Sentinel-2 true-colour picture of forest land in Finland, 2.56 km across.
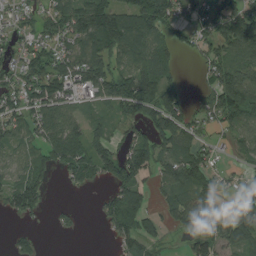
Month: August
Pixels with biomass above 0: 72%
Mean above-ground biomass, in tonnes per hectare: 67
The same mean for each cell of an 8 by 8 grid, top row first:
34 57 103 112 111 60 100 94
41 55 86 93 91 49 57 97
54 100 81 92 107 43 48 112
65 87 42 36 82 81 62 95
55 81 80 60 77 104 31 46
64 46 65 63 66 93 62 25
70 23 10 71 63 73 86 99
36 2 4 26 69 13 81 88
